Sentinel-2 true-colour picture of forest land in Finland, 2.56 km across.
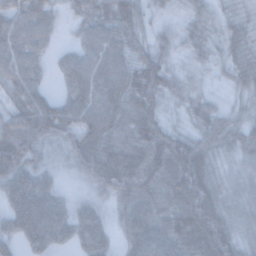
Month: November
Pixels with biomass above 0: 91%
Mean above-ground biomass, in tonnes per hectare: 57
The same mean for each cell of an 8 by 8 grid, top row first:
55 44 44 66 35 15 35 31
66 27 40 59 42 24 36 42
58 19 70 66 77 32 16 36
56 71 65 61 60 20 42 28
99 46 69 58 92 93 60 42
83 42 32 104 106 89 78 29
89 100 38 33 70 63 110 38
54 79 51 30 100 67 108 51
